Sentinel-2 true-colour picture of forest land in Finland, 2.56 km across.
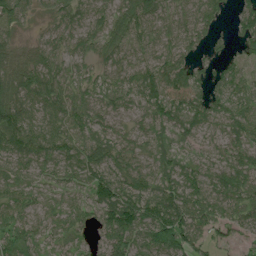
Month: July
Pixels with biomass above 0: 91%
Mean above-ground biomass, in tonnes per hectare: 63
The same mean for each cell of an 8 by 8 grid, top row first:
65 33 61 74 87 56 60 43
39 58 57 68 53 59 33 32
81 56 47 54 79 90 51 61
84 49 54 68 65 90 84 80
75 60 61 68 50 35 37 60
55 46 61 89 75 56 56 79
71 44 45 117 89 100 78 65
87 40 33 90 69 101 49 32
